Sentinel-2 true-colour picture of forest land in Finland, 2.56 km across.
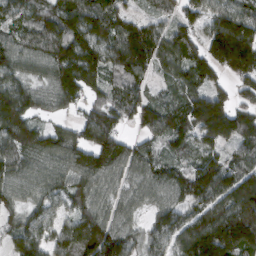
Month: March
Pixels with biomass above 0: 91%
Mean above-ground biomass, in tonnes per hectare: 108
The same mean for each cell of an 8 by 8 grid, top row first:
80 103 160 114 44 67 81 122
90 125 172 125 161 119 116 211
97 92 175 76 67 85 83 93
180 58 58 98 113 104 223 102
129 104 102 114 57 68 78 91
96 87 104 82 86 89 133 116
66 68 84 70 51 87 110 153
82 81 159 149 69 96 212 219
